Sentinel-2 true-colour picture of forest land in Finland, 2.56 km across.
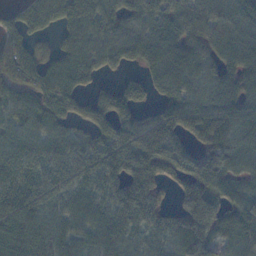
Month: November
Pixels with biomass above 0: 88%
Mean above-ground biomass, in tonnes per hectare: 73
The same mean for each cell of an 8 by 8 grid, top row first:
63 79 96 75 78 74 61 71
78 35 73 85 79 78 65 81
65 66 86 33 62 89 68 87
66 76 77 116 46 94 83 88
71 73 74 91 93 85 69 68
72 88 77 77 97 83 96 50
71 64 61 63 76 50 81 78
57 66 64 58 49 73 71 68
